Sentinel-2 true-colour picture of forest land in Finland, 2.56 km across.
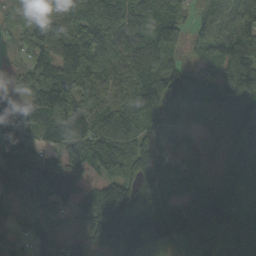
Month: September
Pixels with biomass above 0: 94%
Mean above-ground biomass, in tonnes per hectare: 103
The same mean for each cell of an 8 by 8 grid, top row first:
62 52 132 128 72 80 66 113
38 70 116 119 98 79 101 143
44 105 111 97 109 90 60 131
92 116 135 115 136 95 60 175
102 70 120 134 96 51 71 139
130 143 78 117 134 88 71 127
78 92 66 210 144 117 160 126
67 127 62 154 141 77 92 102
